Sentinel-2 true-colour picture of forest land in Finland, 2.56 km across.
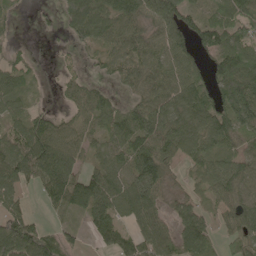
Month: May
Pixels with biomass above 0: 79%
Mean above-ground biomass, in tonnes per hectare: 71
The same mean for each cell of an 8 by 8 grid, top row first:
23 17 108 93 75 103 52 90
20 4 28 67 77 77 78 103
63 6 35 28 81 82 68 144
50 36 60 61 78 90 87 120
85 115 68 74 100 113 78 63
102 104 68 86 138 22 66 92
53 31 76 82 92 48 35 77
154 74 27 52 74 71 52 58
